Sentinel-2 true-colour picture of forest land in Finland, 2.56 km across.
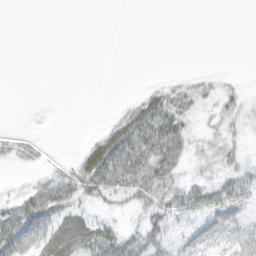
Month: March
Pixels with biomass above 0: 44%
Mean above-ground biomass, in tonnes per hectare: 20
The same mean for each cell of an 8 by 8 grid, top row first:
0 0 0 0 0 0 0 0
0 0 0 0 0 0 0 0
0 0 0 0 1 5 9 3
0 1 0 4 38 33 9 16
17 5 4 49 65 47 14 12
2 18 42 67 68 35 16 38
38 57 26 15 29 47 57 47
47 49 50 53 47 26 38 59
